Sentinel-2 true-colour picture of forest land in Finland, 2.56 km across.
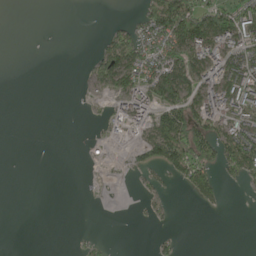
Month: May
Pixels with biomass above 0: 35%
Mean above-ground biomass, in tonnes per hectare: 38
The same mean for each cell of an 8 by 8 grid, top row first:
0 0 0 0 43 136 135 106
0 0 0 61 71 96 108 87
0 0 3 92 87 130 83 101
0 0 1 29 78 111 100 77
0 0 2 13 56 159 118 107
0 0 1 3 12 41 71 50
0 0 0 0 8 3 16 0
0 0 7 2 0 12 0 0
